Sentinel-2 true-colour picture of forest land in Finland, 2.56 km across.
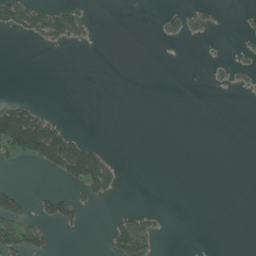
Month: July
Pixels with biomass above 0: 14%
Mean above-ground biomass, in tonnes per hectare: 19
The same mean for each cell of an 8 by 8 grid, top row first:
65 68 35 0 0 24 13 4
0 11 4 0 0 1 1 7
0 0 0 0 0 0 6 9
103 16 0 0 0 0 0 0
123 145 53 1 0 0 0 0
0 12 82 44 0 0 0 0
58 44 31 2 8 0 0 0
66 29 1 50 77 0 0 0
